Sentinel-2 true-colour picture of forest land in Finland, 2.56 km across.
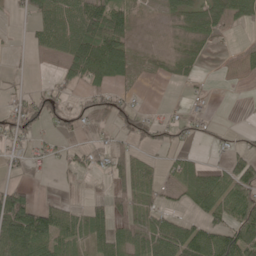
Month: May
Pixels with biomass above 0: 53%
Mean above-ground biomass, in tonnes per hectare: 37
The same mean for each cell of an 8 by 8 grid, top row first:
11 59 87 82 6 34 53 39
3 32 80 72 6 17 17 6
7 9 48 46 5 20 4 5
39 50 32 30 22 10 11 1
28 24 15 27 25 22 10 12
8 7 17 31 45 28 44 68
103 52 21 46 32 15 58 82
95 83 36 57 65 83 71 92
